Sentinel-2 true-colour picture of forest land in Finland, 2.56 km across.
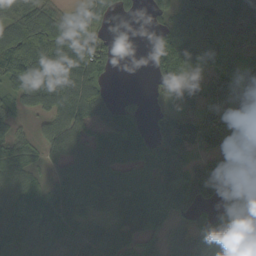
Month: September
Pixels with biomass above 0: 80%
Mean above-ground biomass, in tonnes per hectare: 86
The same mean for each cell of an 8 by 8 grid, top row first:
97 96 58 36 11 97 114 86
113 110 129 51 15 127 111 68
89 113 125 24 4 64 81 80
31 57 121 61 38 79 88 46
64 69 83 93 83 145 99 61
100 43 102 89 94 120 128 115
104 98 92 97 121 117 67 98
98 72 98 102 100 88 128 134
